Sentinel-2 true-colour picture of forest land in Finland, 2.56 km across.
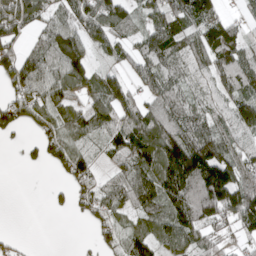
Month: April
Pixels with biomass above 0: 75%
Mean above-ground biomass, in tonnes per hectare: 82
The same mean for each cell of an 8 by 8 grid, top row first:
83 60 94 104 56 98 100 28
71 102 107 61 77 89 125 109
86 100 81 70 88 58 66 122
84 77 78 99 94 83 67 111
14 80 54 77 123 142 142 72
0 5 95 58 120 184 169 123
0 13 50 80 97 111 150 167
19 0 3 54 94 96 68 34
